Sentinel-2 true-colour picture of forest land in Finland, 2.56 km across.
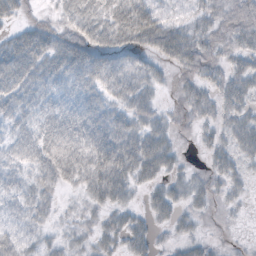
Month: October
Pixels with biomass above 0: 83%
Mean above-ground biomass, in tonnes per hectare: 31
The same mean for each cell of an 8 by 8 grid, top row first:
25 10 44 52 58 19 30 38
44 42 43 41 30 52 37 36
46 34 34 39 33 15 28 39
28 30 35 28 34 19 26 35
27 37 42 50 51 20 20 40
22 31 39 61 39 24 26 22
20 18 14 34 21 31 17 10
31 19 17 30 32 18 13 4
